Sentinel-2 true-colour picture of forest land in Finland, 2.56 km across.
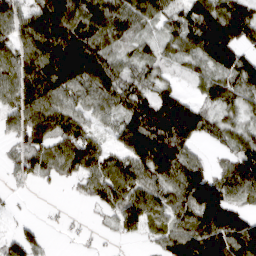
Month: March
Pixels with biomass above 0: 83%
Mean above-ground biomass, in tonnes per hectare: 77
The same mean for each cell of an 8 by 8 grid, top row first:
89 150 102 105 83 61 113 108
79 141 117 58 38 59 112 80
94 130 100 77 46 24 54 96
76 112 69 64 104 130 50 49
36 75 98 39 143 104 22 58
28 38 65 97 86 101 80 102
6 2 3 60 93 80 173 70
53 15 4 8 23 114 150 141
